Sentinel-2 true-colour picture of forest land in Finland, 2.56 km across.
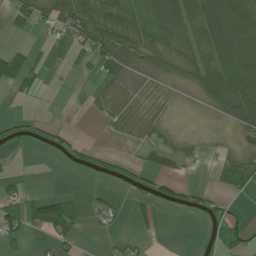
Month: June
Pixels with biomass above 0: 50%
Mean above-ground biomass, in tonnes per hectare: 37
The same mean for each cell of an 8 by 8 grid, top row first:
39 59 74 69 70 123 78 81
25 6 46 87 58 68 72 91
62 7 8 56 38 30 75 95
4 2 1 55 54 11 16 83
20 26 23 4 43 29 8 17
13 0 7 33 36 38 5 69
38 70 15 19 18 34 33 5
24 21 12 12 8 0 18 35
